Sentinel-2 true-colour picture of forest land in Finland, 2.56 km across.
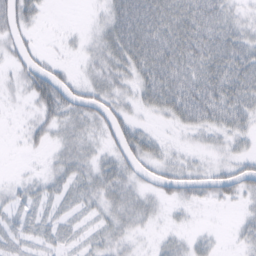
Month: February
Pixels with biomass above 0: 69%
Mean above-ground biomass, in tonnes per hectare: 26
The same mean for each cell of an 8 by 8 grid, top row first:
39 5 1 32 53 49 54 19
18 4 10 36 54 51 53 41
16 51 16 30 36 48 47 51
4 40 34 35 14 38 47 40
2 19 30 24 37 7 13 13
4 16 26 38 19 36 29 39
20 19 19 28 24 10 7 10
21 19 13 22 5 13 12 12
